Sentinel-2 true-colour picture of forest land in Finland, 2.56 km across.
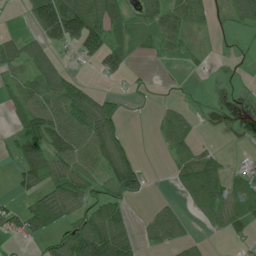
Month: July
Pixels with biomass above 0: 55%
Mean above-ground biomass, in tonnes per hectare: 51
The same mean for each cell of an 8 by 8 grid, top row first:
2 195 176 85 55 81 35 67
54 66 62 81 21 49 13 2
43 78 16 17 5 0 4 2
47 79 85 60 0 33 5 9
46 96 79 97 0 63 9 1
31 76 57 73 44 33 92 42
32 86 53 74 5 27 70 107
19 40 114 126 34 51 10 34
